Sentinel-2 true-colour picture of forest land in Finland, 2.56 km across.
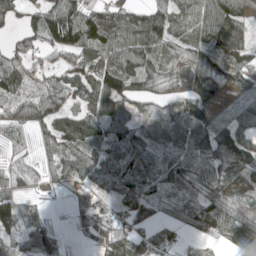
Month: May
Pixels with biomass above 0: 86%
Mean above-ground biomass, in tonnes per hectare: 76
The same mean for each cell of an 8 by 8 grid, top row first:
43 108 111 88 80 68 107 77
53 71 106 107 98 61 86 62
95 58 94 129 81 43 144 47
70 93 86 98 47 71 77 80
33 48 105 94 79 79 93 107
60 44 66 84 82 75 81 63
89 11 59 59 79 66 107 57
54 79 28 122 58 37 34 100
